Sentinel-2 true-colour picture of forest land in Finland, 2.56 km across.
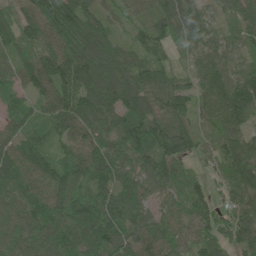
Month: June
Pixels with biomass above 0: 95%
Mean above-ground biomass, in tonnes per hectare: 87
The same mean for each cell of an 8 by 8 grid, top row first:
57 124 129 54 58 97 60 76
53 73 139 91 70 44 72 52
58 107 116 120 96 61 76 85
56 75 115 120 107 69 60 102
67 52 81 112 150 88 36 95
97 108 85 107 106 80 33 95
87 111 113 122 92 55 66 86
82 109 133 117 97 69 69 86
